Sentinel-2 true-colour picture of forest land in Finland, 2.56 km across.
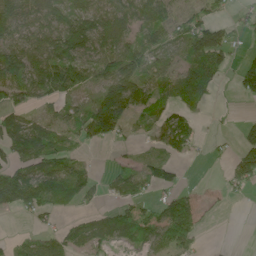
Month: June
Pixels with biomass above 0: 64%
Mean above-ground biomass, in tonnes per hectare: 69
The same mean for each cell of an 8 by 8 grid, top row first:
99 88 106 106 98 62 56 17
97 94 129 118 88 48 191 25
110 116 83 110 104 113 131 68
46 44 66 174 62 61 20 3
76 84 51 36 16 73 15 60
87 104 81 44 66 38 1 85
53 59 32 44 51 124 19 2
29 59 64 58 58 108 4 0
